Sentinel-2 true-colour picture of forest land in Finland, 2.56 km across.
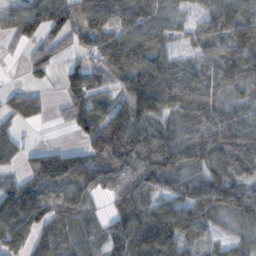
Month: November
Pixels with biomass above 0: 83%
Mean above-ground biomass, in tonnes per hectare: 78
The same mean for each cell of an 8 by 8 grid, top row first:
69 112 79 91 102 35 52 93
24 70 46 105 98 37 63 84
1 29 83 70 129 91 65 70
73 25 78 92 108 71 66 36
35 2 38 184 106 68 103 111
29 103 117 106 112 74 79 68
130 103 78 62 98 102 86 70
111 89 64 72 143 137 43 35
